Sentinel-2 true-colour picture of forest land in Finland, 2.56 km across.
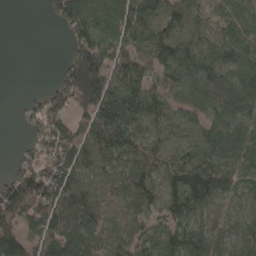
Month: April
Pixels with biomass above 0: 83%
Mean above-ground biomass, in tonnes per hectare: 88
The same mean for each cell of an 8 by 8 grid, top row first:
0 29 123 95 132 86 53 79
0 0 109 85 84 136 78 92
0 9 204 119 89 89 131 94
8 120 81 140 103 69 88 99
8 71 93 140 81 69 106 94
82 100 91 85 102 93 114 56
132 117 157 63 84 94 86 49
119 135 144 75 74 106 93 82
